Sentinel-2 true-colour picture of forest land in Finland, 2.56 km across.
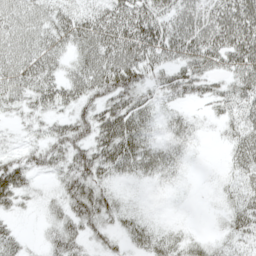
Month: May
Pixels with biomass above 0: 79%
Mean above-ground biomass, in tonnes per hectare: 38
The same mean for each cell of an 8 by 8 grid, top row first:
54 43 41 62 67 55 59 78
48 44 40 67 70 55 63 70
45 40 46 67 36 44 38 45
16 25 34 55 35 17 13 37
10 41 48 73 49 29 2 44
57 16 62 34 30 17 2 29
22 19 62 37 4 0 3 39
21 22 38 23 33 24 18 27
